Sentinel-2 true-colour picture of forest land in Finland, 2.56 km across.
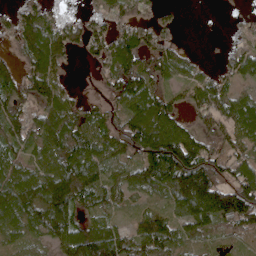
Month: April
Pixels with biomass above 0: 80%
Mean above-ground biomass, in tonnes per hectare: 87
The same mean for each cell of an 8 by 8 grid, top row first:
57 57 30 57 36 23 0 6
55 158 57 107 101 46 1 35
88 114 3 89 109 46 59 58
74 87 71 63 152 66 101 96
68 101 121 97 151 154 77 73
101 124 174 67 105 166 157 97
129 156 84 53 44 88 192 174
53 65 162 151 105 81 50 40
